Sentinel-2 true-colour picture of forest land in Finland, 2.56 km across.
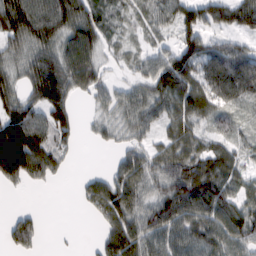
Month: February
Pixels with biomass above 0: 80%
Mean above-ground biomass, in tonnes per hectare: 68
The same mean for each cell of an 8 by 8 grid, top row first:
157 135 103 38 41 83 83 91
60 90 121 24 23 68 63 49
48 149 105 31 53 109 89 88
98 103 18 48 69 68 63 25
181 93 20 27 41 72 46 35
95 50 14 62 80 89 89 46
11 1 12 94 65 92 95 75
71 5 3 82 75 62 79 77
